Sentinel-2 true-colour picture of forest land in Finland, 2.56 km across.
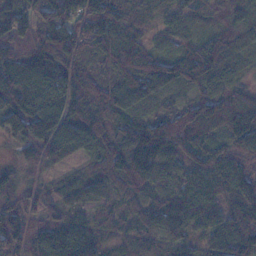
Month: November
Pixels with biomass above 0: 95%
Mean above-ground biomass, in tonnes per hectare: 78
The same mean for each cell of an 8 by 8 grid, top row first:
79 89 71 73 32 40 32 35
76 124 92 107 80 53 89 57
103 96 107 63 114 93 89 32
136 116 122 87 49 94 98 98
52 112 98 80 149 118 75 83
36 33 40 72 84 43 94 93
86 49 56 37 30 70 60 62
145 87 92 41 37 61 59 97
